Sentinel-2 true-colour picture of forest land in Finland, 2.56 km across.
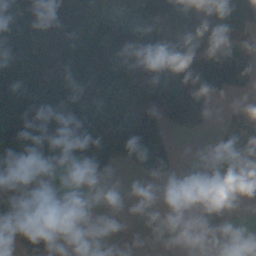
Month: October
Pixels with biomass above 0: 62%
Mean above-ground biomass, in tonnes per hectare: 69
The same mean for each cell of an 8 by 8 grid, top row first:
83 87 109 70 94 95 57 86
81 61 115 103 113 117 89 71
58 67 80 99 153 170 159 115
74 88 118 104 158 99 46 43
102 67 147 144 216 22 0 80
51 5 21 41 34 20 40 34
58 3 1 5 4 1 32 3
58 73 1 44 1 5 19 30
